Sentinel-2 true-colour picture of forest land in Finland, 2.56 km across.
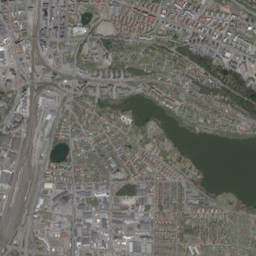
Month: May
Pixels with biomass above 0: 80%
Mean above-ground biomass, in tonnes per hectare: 60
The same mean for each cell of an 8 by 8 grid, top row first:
121 70 106 75 103 82 82 85
60 85 91 103 95 105 100 74
67 44 69 87 91 76 145 140
79 15 75 56 34 64 69 137
32 27 69 73 67 34 13 24
9 35 57 64 75 53 9 0
7 35 30 33 40 61 62 26
14 20 29 23 19 47 49 26
